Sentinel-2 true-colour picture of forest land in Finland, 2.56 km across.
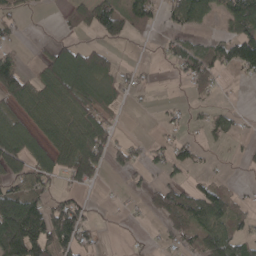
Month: April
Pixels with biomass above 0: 52%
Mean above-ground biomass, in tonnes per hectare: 55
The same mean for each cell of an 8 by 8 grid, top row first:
27 1 64 96 69 64 63 132
30 37 58 27 1 41 53 119
102 74 86 52 18 14 57 13
56 80 83 32 3 16 26 14
114 66 110 73 27 52 17 11
69 66 90 13 21 25 19 4
174 91 54 4 17 91 105 29
178 128 82 1 7 40 83 71
